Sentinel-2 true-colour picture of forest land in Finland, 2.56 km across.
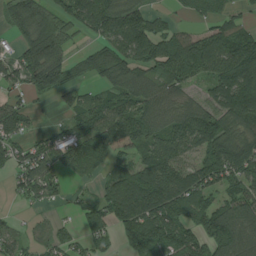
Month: August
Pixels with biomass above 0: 77%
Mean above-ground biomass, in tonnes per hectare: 88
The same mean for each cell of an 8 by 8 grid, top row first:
80 85 94 113 71 20 55 37
53 156 21 73 118 129 134 135
55 120 23 103 99 93 74 191
65 7 71 101 102 82 98 149
59 61 102 111 76 86 114 111
51 76 41 63 131 122 121 99
9 19 43 127 155 128 101 96
47 33 43 49 180 139 98 103
